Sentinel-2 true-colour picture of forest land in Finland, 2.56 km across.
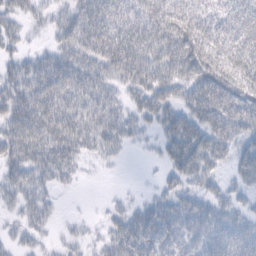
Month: February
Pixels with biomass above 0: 79%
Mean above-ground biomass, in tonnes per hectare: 49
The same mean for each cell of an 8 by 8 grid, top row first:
41 25 60 75 70 75 52 63
29 25 63 88 79 81 58 71
60 72 73 53 63 62 76 60
71 79 64 55 43 52 77 74
79 70 48 44 13 60 63 41
50 44 15 2 2 35 38 32
31 31 1 16 29 46 44 28
24 16 19 36 64 46 52 56
